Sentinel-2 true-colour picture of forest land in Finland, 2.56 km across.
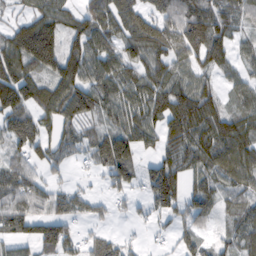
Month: February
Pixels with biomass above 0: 80%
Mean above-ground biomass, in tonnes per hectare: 78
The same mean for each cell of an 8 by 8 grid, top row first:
37 103 75 96 90 107 113 79
137 173 94 77 114 112 140 40
128 82 101 94 82 89 49 52
108 70 90 68 93 130 112 65
67 62 59 119 63 87 115 98
80 35 7 70 61 105 73 74
94 63 49 31 22 75 64 54
53 93 47 50 11 35 35 65
